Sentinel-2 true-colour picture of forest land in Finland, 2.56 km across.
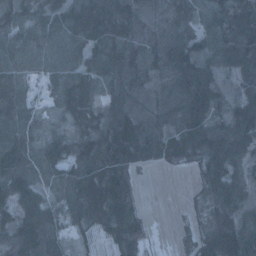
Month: January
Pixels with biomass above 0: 87%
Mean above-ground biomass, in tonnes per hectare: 57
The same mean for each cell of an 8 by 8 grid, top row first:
47 50 81 88 50 65 68 87
56 63 61 90 66 87 84 131
50 37 56 59 49 89 76 51
56 21 41 53 45 76 65 69
69 56 50 91 78 70 78 80
77 33 74 79 9 4 45 44
58 68 63 75 13 2 22 43
49 62 18 32 34 12 44 64
